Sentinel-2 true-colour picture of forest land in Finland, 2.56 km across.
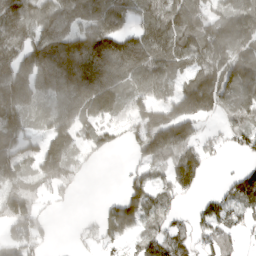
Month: March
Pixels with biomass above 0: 75%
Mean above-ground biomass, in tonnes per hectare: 99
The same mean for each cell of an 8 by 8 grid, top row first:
131 113 96 103 84 134 102 123
144 161 154 126 130 118 131 119
171 167 169 128 102 71 150 146
151 65 116 57 109 146 123 110
111 97 61 48 128 192 50 53
121 128 49 0 59 149 34 93
126 28 2 79 121 39 57 98
99 33 15 73 77 87 75 32
